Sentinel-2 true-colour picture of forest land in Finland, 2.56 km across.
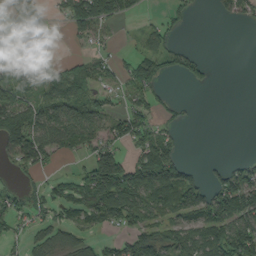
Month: September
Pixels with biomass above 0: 54%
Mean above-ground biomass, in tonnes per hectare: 59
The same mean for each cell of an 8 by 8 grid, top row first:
76 37 128 90 11 29 2 41
55 31 8 17 36 39 1 0
75 60 75 33 86 13 18 0
112 80 92 50 71 15 0 0
111 83 51 77 88 46 0 0
21 23 34 183 156 120 31 90
47 46 70 131 101 94 108 135
27 56 60 32 98 76 97 128
